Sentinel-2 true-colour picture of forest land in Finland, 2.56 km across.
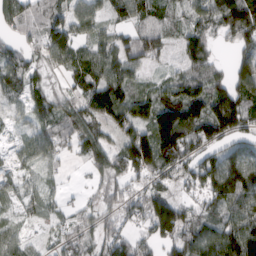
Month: March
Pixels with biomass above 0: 83%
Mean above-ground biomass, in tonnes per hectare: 84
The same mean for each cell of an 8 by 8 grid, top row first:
105 84 84 49 68 35 69 150
61 103 68 92 69 37 65 68
99 33 65 111 40 65 93 117
36 70 103 129 105 172 144 136
29 91 99 64 160 183 103 81
41 36 6 89 89 75 131 180
35 46 36 55 101 111 55 96
45 25 58 84 49 89 123 161
